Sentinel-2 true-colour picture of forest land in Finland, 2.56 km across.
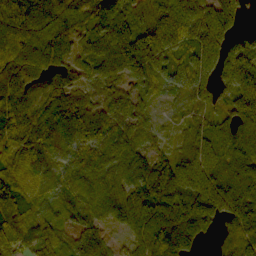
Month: October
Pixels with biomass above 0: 92%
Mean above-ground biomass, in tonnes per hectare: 92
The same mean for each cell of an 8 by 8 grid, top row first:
120 113 93 99 67 147 120 58
122 101 47 92 121 99 134 73
117 82 60 59 42 79 94 97
104 122 90 113 64 25 34 88
103 115 75 119 71 33 95 92
73 95 99 95 103 132 120 85
102 48 89 91 117 140 125 103
117 84 82 37 106 156 22 67
